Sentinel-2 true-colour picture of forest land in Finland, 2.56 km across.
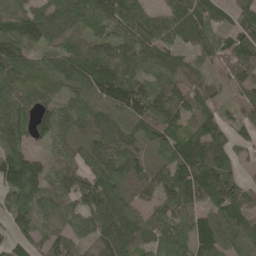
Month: May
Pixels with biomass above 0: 93%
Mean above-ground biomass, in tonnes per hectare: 96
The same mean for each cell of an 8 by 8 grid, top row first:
76 76 93 124 75 94 83 88
128 78 82 98 104 68 85 101
93 72 128 144 82 83 51 88
112 92 109 127 117 95 65 40
85 72 86 136 88 87 141 53
136 88 91 114 109 115 140 51
101 78 105 159 67 98 94 97
52 81 81 160 87 94 122 94
